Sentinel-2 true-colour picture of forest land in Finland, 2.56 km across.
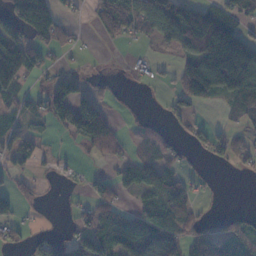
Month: November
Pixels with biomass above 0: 53%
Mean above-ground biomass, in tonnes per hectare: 47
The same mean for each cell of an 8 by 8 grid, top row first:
62 72 9 81 78 110 134 55
118 37 7 3 8 47 131 78
80 43 41 12 13 40 162 139
34 86 110 19 3 29 6 42
49 13 18 30 30 26 39 26
34 12 11 33 54 37 5 7
44 3 14 38 49 90 6 7
23 41 32 71 68 61 63 70
